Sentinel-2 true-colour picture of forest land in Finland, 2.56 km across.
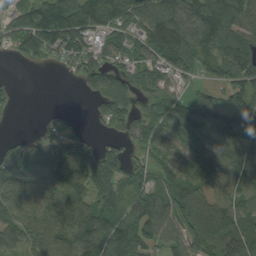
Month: August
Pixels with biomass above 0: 80%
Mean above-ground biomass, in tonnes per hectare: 90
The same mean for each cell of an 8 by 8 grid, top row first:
70 136 152 105 111 102 139 125
62 97 95 72 89 127 79 125
6 0 50 116 65 55 39 98
8 13 2 105 65 94 128 127
34 100 85 46 69 50 127 135
72 112 120 113 68 69 93 123
77 84 111 101 115 109 109 104
66 98 117 126 111 87 129 160
